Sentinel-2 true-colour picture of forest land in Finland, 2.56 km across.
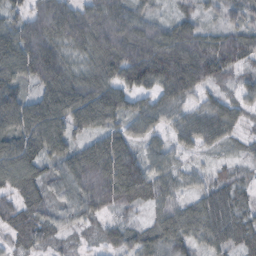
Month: October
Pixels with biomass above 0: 93%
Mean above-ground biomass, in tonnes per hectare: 74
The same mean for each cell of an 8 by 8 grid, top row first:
48 103 91 113 67 46 34 48
125 107 52 99 111 114 88 89
88 112 83 90 89 116 70 32
152 143 123 98 72 53 61 44
111 132 62 93 56 43 23 22
105 62 73 85 94 44 37 30
64 41 69 30 35 62 83 54
52 56 19 38 69 82 59 70
